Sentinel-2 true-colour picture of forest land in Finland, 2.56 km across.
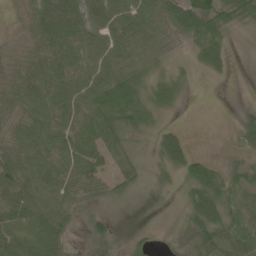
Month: June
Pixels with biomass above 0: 79%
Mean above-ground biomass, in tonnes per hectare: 39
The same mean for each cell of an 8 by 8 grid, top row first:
9 51 45 53 51 55 105 56
12 51 50 53 52 17 69 1
43 57 49 63 39 23 9 0
33 51 48 67 46 9 0 11
41 52 60 48 16 52 0 24
57 54 60 39 26 27 77 37
50 50 28 12 1 6 77 39
46 61 8 25 16 16 58 48
